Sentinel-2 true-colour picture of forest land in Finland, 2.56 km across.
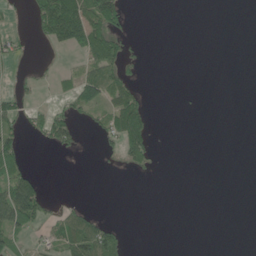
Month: June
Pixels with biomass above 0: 24%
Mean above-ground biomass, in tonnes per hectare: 24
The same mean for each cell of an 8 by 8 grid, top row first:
7 112 127 100 0 0 0 0
24 13 54 64 4 0 0 0
11 6 50 66 9 0 0 0
37 39 34 52 57 1 0 0
57 29 15 28 73 0 0 0
69 4 0 4 8 0 0 0
119 35 24 0 0 0 0 0
37 25 91 63 0 0 0 0
